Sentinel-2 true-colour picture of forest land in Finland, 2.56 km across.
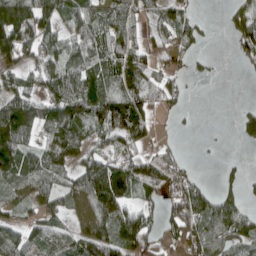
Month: April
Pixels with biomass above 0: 68%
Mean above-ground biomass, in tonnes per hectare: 72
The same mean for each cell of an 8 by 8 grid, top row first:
171 93 83 83 43 61 5 63
93 64 88 117 60 65 8 43
58 89 104 76 70 29 7 2
140 90 110 129 96 15 0 23
126 76 69 66 56 17 2 11
101 89 78 131 104 75 5 23
54 82 42 149 64 86 113 94
90 79 87 117 110 45 130 88
